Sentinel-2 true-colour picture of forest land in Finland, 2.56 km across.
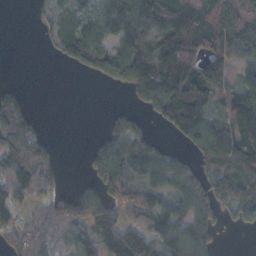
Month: October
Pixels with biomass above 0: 67%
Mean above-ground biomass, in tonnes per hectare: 82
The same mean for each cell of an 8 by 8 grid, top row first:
0 39 66 106 126 109 120 144
0 16 107 76 173 179 119 83
1 0 6 53 145 170 207 70
119 0 0 21 40 154 86 94
169 52 1 80 66 22 98 133
126 89 7 104 69 88 78 106
67 74 117 86 70 71 94 94
66 98 84 98 110 107 70 0
